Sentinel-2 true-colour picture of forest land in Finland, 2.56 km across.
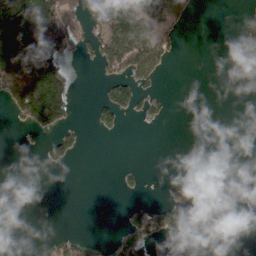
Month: March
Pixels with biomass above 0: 25%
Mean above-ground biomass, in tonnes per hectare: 31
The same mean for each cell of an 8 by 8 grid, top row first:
233 166 76 81 66 45 0 12
143 114 36 80 94 15 0 22
117 114 3 37 39 0 0 1
32 103 2 44 29 1 0 0
1 23 19 0 0 0 0 0
0 0 0 1 10 1 0 0
0 0 0 0 29 44 1 0
0 13 24 18 65 14 0 0
